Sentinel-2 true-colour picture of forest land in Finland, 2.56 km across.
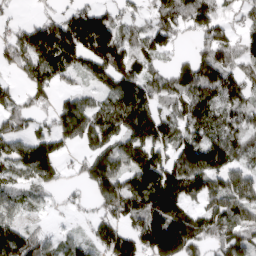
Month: April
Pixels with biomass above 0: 77%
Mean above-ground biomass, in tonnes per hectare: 109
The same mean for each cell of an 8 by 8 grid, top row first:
27 56 143 87 54 126 138 49
138 183 185 198 99 50 120 108
39 115 43 118 122 98 161 110
89 62 128 145 145 90 131 96
85 115 71 90 126 113 144 81
69 100 43 121 169 162 139 90
72 23 28 109 174 154 92 108
145 70 53 146 175 237 110 123
